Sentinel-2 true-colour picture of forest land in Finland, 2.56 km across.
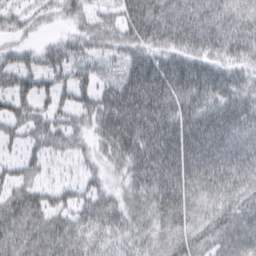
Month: March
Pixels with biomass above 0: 87%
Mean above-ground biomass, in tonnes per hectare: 51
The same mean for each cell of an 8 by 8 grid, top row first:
30 22 35 34 91 64 59 48
29 29 39 41 65 55 53 51
50 37 38 34 94 85 79 46
43 37 39 76 78 69 66 68
22 44 23 59 77 80 76 61
36 18 23 22 63 76 65 57
64 54 46 51 47 62 40 52
54 57 45 36 35 44 43 58
